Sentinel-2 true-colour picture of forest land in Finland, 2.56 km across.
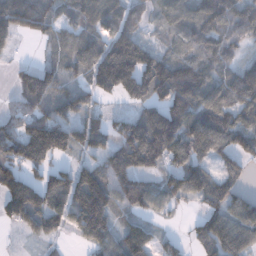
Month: December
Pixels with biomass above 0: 79%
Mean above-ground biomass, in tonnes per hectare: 99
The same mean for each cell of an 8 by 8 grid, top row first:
146 98 89 103 54 90 121 104
30 32 113 150 116 64 107 50
39 95 55 172 188 165 113 118
65 100 80 31 88 165 145 111
132 187 95 89 225 152 140 104
115 88 102 112 83 100 98 61
143 115 152 108 67 34 72 106
8 47 36 90 62 29 102 113
